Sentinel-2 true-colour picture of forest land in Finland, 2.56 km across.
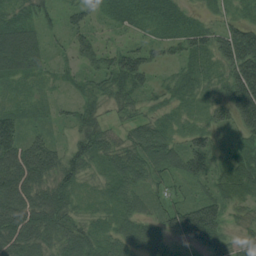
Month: August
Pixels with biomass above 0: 92%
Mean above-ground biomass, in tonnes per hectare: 61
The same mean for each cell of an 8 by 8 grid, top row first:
47 30 62 35 52 56 21 34
104 30 52 41 53 49 74 165
35 17 25 74 56 34 35 149
40 19 43 29 31 27 41 133
101 74 68 51 92 43 60 39
123 81 57 60 69 50 65 67
99 97 35 48 47 70 104 33
88 74 95 59 82 33 93 38
